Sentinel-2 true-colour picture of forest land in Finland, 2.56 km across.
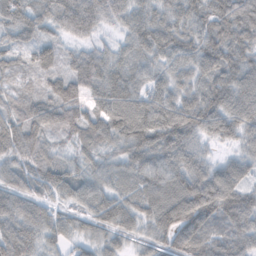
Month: November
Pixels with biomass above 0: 97%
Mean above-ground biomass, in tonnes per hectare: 78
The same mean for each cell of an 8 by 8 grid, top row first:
97 71 121 59 82 83 95 129
72 64 43 44 87 89 101 109
42 54 99 105 62 65 82 93
57 82 73 112 106 99 103 101
88 52 57 62 98 101 40 51
61 69 62 60 83 91 82 65
33 53 54 91 88 131 113 112
91 50 46 57 48 91 84 78
